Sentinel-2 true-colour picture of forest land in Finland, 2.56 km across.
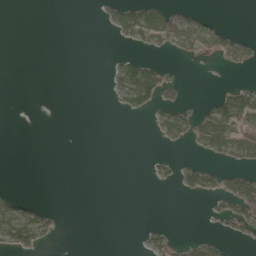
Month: May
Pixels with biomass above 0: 20%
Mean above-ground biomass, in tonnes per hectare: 20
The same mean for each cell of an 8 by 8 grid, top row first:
0 0 0 31 83 48 11 0
0 0 0 2 21 35 34 35
0 0 0 17 112 14 0 4
0 0 0 5 37 43 44 123
0 0 0 0 0 17 54 74
0 0 0 0 3 27 45 46
41 13 0 0 0 0 9 52
77 20 0 0 14 19 24 17
